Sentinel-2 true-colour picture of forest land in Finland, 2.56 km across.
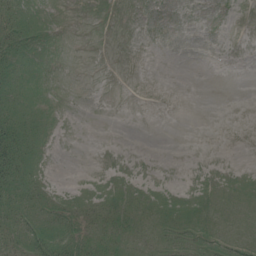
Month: July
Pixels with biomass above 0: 37%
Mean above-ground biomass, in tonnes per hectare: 7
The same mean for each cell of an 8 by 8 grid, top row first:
24 3 0 0 0 0 0 0
19 2 0 0 0 0 0 0
10 0 0 0 0 0 0 0
24 3 0 0 0 0 0 0
36 3 0 0 0 0 0 0
32 5 0 2 2 0 1 1
25 20 14 14 14 16 10 4
21 33 20 12 9 15 17 9
